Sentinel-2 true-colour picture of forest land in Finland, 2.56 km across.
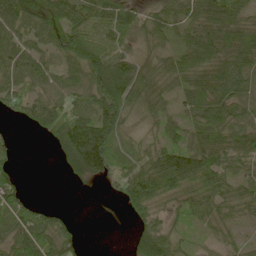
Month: May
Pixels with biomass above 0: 80%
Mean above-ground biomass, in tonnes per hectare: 63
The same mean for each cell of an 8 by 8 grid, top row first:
72 62 92 86 39 56 91 50
63 51 110 71 29 46 96 77
72 56 63 169 73 69 94 79
38 80 73 95 46 34 89 46
14 19 151 92 31 65 97 80
29 0 44 50 101 123 98 51
79 28 0 3 96 37 63 60
73 77 30 0 62 45 23 21
